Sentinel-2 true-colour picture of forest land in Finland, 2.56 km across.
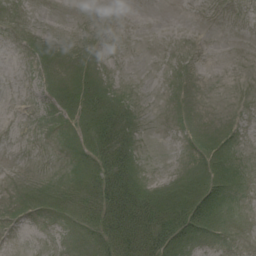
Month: August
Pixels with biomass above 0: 31%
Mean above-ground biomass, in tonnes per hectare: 8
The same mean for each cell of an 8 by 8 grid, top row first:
0 0 0 0 0 0 0 0
0 2 0 0 0 0 0 0
0 4 11 2 0 0 0 0
0 2 15 21 1 0 0 0
0 0 7 34 1 0 4 0
0 1 12 47 5 4 23 3
1 9 19 50 34 34 38 1
0 0 3 34 34 31 4 0
